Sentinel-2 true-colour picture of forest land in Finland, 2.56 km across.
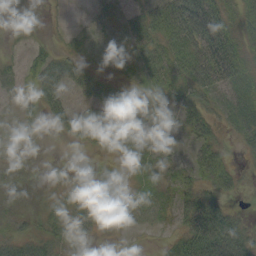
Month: September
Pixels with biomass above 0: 66%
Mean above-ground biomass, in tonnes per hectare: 26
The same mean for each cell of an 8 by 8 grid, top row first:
0 1 2 10 31 65 58 24
6 18 8 5 37 53 56 30
28 63 48 25 27 48 58 29
10 33 42 57 36 22 28 29
5 2 29 35 13 3 32 14
3 7 5 11 19 20 41 16
5 13 33 28 26 36 56 7
35 32 15 4 2 22 76 47
